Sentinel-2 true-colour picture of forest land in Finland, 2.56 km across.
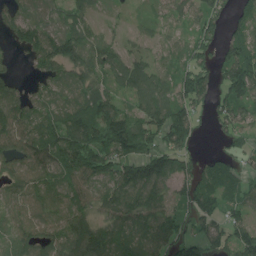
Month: July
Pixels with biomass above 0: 83%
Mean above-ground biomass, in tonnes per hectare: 87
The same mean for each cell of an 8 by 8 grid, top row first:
46 37 68 22 23 55 105 62
41 120 117 65 39 55 74 117
39 75 68 71 96 93 79 170
119 72 113 113 93 128 53 89
104 112 147 138 103 111 3 43
89 89 102 96 150 123 85 61
75 78 69 86 108 64 83 69
88 97 173 112 95 103 97 125
